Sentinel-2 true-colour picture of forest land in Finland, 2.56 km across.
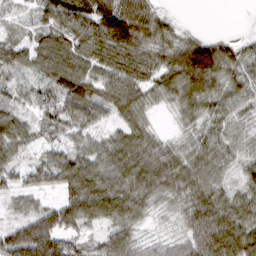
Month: March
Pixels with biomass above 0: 90%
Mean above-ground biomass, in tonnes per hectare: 68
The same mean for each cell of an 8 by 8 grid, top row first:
18 92 106 121 85 11 0 0
57 75 58 86 77 74 96 34
35 59 94 64 57 90 111 65
47 45 94 57 49 35 54 47
68 33 46 57 68 36 68 47
51 64 116 79 96 81 71 41
34 55 120 114 52 33 115 73
111 133 44 88 32 43 139 122
